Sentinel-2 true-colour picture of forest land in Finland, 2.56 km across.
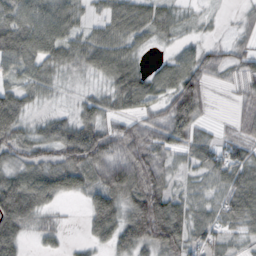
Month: October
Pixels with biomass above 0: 84%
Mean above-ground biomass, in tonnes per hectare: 54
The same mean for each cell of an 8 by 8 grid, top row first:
71 74 37 65 61 34 7 15
57 55 60 73 25 23 29 28
31 36 10 63 54 78 43 40
69 14 39 45 43 109 21 24
62 53 116 68 64 65 48 55
57 71 72 87 82 29 48 63
107 33 9 83 117 68 54 83
69 22 11 55 80 91 51 26
